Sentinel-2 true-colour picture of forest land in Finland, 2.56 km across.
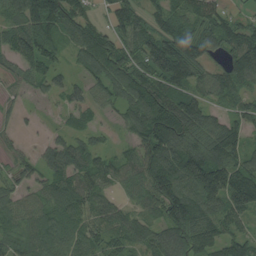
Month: August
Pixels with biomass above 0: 85%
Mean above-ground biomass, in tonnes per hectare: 79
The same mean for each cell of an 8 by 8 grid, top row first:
67 140 83 58 66 66 84 31
98 91 83 105 93 140 82 114
29 57 32 90 90 105 73 90
27 9 41 32 138 126 76 56
19 32 46 23 93 123 101 70
49 55 76 58 96 135 195 133
68 74 72 56 55 147 108 123
64 89 68 63 56 99 75 78
